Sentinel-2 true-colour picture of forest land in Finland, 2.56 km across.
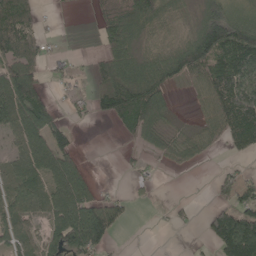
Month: May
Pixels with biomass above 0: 61%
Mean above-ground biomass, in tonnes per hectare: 66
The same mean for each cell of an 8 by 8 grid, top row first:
127 7 1 80 101 39 86 62
115 25 1 58 39 59 141 155
104 29 14 114 111 48 84 123
113 91 20 85 125 18 53 158
47 116 14 0 38 50 38 60
62 102 69 0 15 4 5 30
73 76 127 60 5 13 26 94
68 107 190 51 0 0 51 254
